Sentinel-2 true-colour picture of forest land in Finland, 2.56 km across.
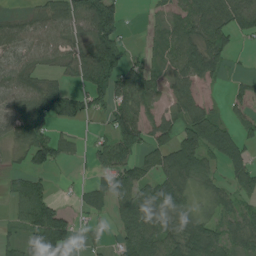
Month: August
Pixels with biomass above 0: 69%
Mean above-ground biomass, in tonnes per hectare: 57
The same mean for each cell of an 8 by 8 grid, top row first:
24 60 82 126 5 39 90 77
50 61 59 139 7 59 84 17
66 32 46 101 53 44 31 17
58 87 62 61 46 40 47 24
43 80 16 75 54 79 93 52
23 31 5 72 44 93 45 53
32 89 26 48 108 80 35 45
34 121 34 22 87 82 97 67
